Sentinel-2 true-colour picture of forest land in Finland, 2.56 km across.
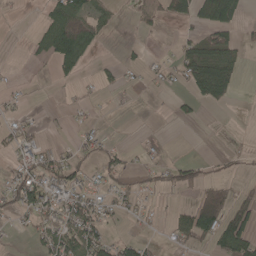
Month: May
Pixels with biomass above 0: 37%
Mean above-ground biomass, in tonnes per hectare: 29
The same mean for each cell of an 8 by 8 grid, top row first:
2 39 69 19 14 48 68 43
0 45 80 1 6 20 74 34
6 2 16 15 9 20 105 22
13 2 8 3 0 15 4 0
35 16 20 13 5 0 0 3
33 61 33 36 18 36 20 10
39 47 67 28 14 16 114 60
3 42 78 34 17 24 43 101
